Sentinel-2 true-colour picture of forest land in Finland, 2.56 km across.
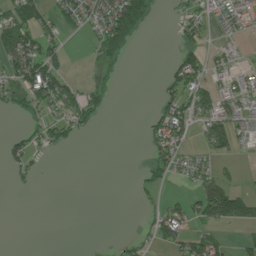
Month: July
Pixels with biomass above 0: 36%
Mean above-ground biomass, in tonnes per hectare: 28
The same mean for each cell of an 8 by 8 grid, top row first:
54 32 41 84 49 12 33 44
79 41 1 45 0 22 29 17
50 93 16 4 0 53 47 42
14 29 65 3 5 67 57 42
30 31 7 0 14 62 49 31
14 1 0 0 16 19 36 9
0 0 0 0 11 34 80 84
0 0 0 2 14 48 45 14
